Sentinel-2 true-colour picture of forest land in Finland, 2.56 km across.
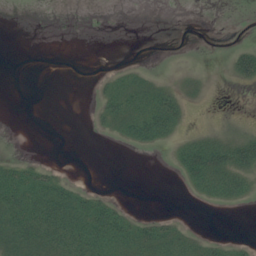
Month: July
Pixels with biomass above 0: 31%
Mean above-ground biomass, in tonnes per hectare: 11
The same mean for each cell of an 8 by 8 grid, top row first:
0 0 0 0 0 0 0 0
0 0 0 0 0 0 0 12
0 0 0 12 15 6 4 16
0 0 0 23 36 28 0 0
0 0 0 2 17 12 29 30
29 18 0 0 0 5 43 25
41 39 32 20 0 0 2 3
33 31 39 37 32 26 10 4
